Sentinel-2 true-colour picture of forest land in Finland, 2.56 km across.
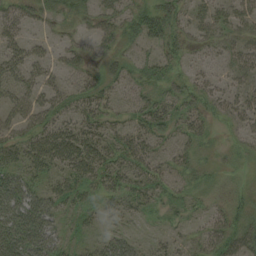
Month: August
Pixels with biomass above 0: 70%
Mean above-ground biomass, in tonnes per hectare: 30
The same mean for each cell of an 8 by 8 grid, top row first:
37 25 21 29 40 32 27 29
34 17 23 21 22 26 17 29
41 32 19 26 30 26 19 17
37 40 31 22 44 35 25 26
38 51 52 37 35 26 14 11
45 29 42 41 30 23 13 7
71 59 28 20 19 21 18 22
69 61 15 30 12 14 36 39
